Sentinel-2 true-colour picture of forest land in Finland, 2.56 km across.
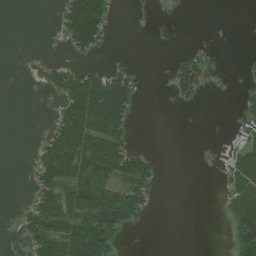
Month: July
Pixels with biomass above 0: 36%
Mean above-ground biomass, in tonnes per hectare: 45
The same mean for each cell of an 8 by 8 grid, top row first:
0 1 172 43 2 3 0 0
0 2 67 8 0 5 11 0
0 51 103 109 10 74 33 5
0 5 157 179 2 3 0 22
0 66 145 115 2 0 2 42
0 86 111 101 73 0 0 103
7 112 111 127 43 0 0 81
21 136 174 69 0 0 0 96
